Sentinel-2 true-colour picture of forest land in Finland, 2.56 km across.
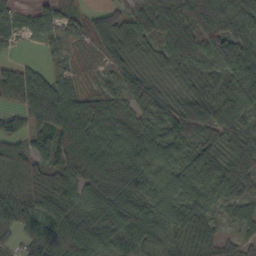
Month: October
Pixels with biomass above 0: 92%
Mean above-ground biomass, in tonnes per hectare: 64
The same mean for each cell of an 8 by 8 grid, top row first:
32 42 38 58 73 89 138 88
10 20 23 67 49 61 75 109
62 44 26 41 59 44 65 77
40 98 74 58 56 68 85 72
53 67 83 69 67 52 69 87
52 58 74 84 62 62 81 87
78 67 71 75 72 83 62 37
33 86 89 60 94 50 57 23
